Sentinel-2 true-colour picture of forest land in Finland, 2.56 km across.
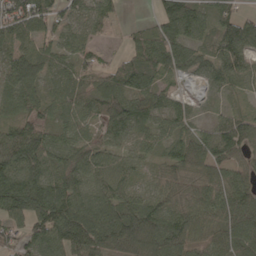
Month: April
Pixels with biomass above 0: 89%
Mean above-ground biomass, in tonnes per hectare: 72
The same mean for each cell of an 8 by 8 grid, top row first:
108 79 51 29 4 105 50 58
56 53 55 10 68 89 66 92
89 61 65 63 88 34 44 60
58 48 60 88 67 52 17 36
113 82 59 52 48 65 88 91
116 87 88 83 28 60 71 55
119 135 103 100 84 73 74 95
50 96 121 102 136 109 57 92
